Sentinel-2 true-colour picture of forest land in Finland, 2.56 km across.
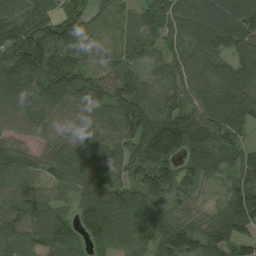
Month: August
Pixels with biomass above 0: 94%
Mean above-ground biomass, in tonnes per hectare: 110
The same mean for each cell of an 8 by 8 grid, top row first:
132 137 98 51 95 107 130 149
164 150 103 46 96 81 95 93
149 156 111 117 102 105 106 108
88 102 87 95 113 104 130 117
91 83 99 98 163 172 157 89
102 70 114 87 130 122 79 105
110 120 107 160 128 85 69 169
74 135 80 103 46 151 115 102
